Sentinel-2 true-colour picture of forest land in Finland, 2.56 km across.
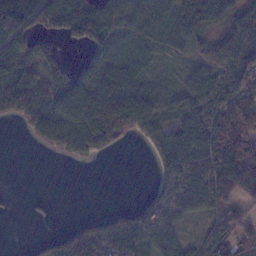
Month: January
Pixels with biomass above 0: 71%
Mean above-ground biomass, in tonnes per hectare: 71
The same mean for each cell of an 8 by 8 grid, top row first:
170 115 119 95 53 66 106 72
88 53 38 58 35 30 37 87
95 95 91 86 40 16 70 91
69 116 124 148 96 51 93 178
0 80 129 77 36 126 136 185
0 0 0 0 0 100 119 139
2 7 0 12 40 80 64 40
0 37 76 102 98 55 68 76
